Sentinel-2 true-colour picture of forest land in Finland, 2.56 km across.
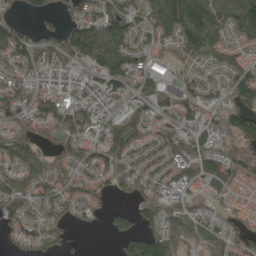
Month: May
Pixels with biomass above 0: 82%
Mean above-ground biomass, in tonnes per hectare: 73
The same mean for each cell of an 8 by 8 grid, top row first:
33 41 70 107 84 160 143 122
104 69 117 117 66 68 98 50
72 70 68 107 52 37 49 86
84 98 96 73 76 71 53 102
87 36 78 110 67 75 67 70
77 90 60 63 66 65 78 55
95 67 53 31 63 66 39 26
41 60 5 23 126 69 67 61
